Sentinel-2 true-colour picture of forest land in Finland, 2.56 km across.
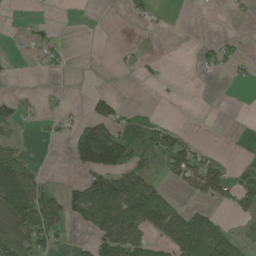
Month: May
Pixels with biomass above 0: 36%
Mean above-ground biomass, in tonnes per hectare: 39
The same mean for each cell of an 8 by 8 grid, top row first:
2 3 0 0 22 0 1 7
3 23 0 1 3 0 26 17
3 3 0 0 8 1 5 13
34 9 6 68 22 0 0 0
25 11 142 195 70 72 8 0
127 15 29 114 69 36 94 22
118 87 97 114 135 56 24 38
76 62 10 102 64 96 84 33
